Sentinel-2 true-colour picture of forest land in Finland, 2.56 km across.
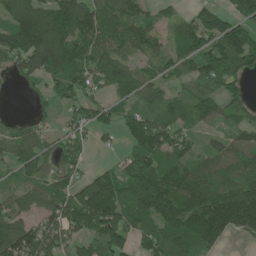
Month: June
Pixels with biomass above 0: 79%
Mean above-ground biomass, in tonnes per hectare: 97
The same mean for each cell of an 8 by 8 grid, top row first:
148 168 167 97 66 37 91 132
128 220 120 89 74 63 95 172
37 105 100 93 76 64 99 77
6 34 59 55 76 75 89 56
85 52 41 16 117 94 48 88
38 71 49 86 150 125 94 85
72 91 161 144 107 151 178 223
140 120 85 122 73 129 152 26
